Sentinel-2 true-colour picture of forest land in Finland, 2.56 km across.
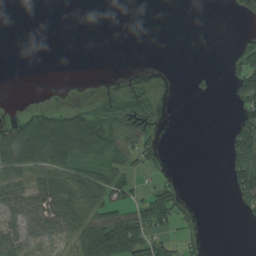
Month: August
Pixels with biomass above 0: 40%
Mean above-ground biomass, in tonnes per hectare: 38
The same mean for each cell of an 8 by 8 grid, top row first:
0 0 0 0 0 0 0 19
0 0 0 0 0 0 0 55
0 0 0 2 10 0 12 67
15 61 58 75 73 5 0 48
117 146 110 92 72 0 0 113
57 66 62 66 26 15 0 77
53 70 80 71 88 97 0 24
58 28 61 142 90 36 7 0
